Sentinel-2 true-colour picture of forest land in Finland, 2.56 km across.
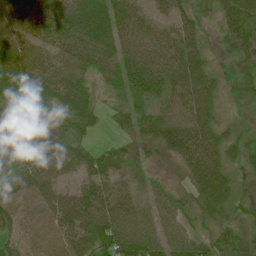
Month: July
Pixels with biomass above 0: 94%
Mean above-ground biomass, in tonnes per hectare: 60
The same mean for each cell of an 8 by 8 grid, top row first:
86 94 90 77 38 51 28 78
62 60 92 90 80 84 33 55
61 68 57 47 126 85 67 39
42 48 64 19 65 67 58 16
41 86 39 22 38 99 74 49
48 77 51 52 21 17 104 28
49 63 96 75 41 41 59 27
31 48 69 90 87 62 46 55
